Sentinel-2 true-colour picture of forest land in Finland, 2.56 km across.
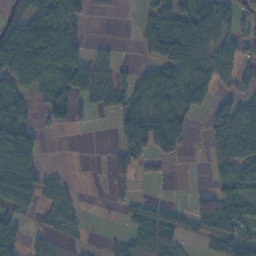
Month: November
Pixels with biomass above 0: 58%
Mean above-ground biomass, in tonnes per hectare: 56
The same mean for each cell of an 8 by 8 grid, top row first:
54 86 51 8 25 72 97 62
120 129 54 12 43 132 91 70
73 65 95 38 45 63 86 60
71 55 36 37 72 80 51 82
116 3 0 14 89 72 58 121
100 30 2 38 9 1 25 95
57 34 23 8 30 19 64 105
63 25 7 12 57 45 54 79
